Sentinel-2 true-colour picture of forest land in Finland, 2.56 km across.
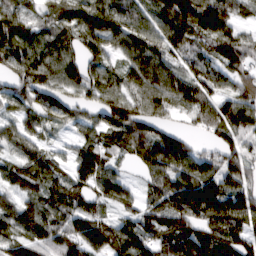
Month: March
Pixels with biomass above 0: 89%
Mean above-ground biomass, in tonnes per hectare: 96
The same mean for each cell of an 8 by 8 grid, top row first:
120 69 98 112 75 168 149 59
136 102 84 73 107 80 71 88
83 103 105 80 123 102 89 78
73 100 63 111 108 63 92 121
80 38 63 82 138 120 35 75
77 83 98 78 55 128 128 104
71 91 70 53 71 135 175 126
97 91 90 105 121 143 141 102
